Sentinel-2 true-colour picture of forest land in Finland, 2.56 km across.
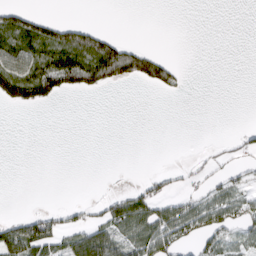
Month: March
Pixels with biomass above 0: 30%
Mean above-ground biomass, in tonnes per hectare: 26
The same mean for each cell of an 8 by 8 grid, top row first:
52 15 0 0 0 0 0 0
72 72 107 86 29 0 0 0
106 103 85 65 54 28 0 0
7 2 0 0 0 0 0 0
0 0 0 0 0 0 3 22
0 0 0 1 12 10 26 18
0 14 20 46 58 40 47 36
75 83 69 64 61 46 31 26
